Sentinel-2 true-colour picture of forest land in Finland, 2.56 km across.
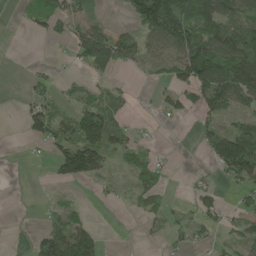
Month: May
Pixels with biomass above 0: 49%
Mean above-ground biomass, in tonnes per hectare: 50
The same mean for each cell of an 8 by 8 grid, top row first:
6 70 34 6 149 186 108 102
1 2 73 114 62 102 133 147
0 26 17 22 5 54 131 136
3 72 69 57 4 40 60 50
0 44 108 75 20 2 67 142
0 9 90 19 45 3 11 78
0 15 12 3 31 16 33 33
0 85 120 0 10 19 18 32
